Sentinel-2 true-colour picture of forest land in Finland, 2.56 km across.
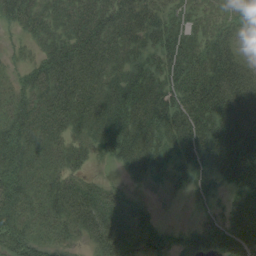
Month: August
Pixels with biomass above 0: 86%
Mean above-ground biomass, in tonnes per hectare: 49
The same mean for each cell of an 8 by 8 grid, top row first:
45 41 46 50 39 22 17 13
9 39 61 54 44 59 47 18
22 56 57 49 66 56 69 63
47 56 58 71 71 69 71 76
66 44 30 65 63 64 77 87
63 39 29 6 29 31 50 70
56 51 65 61 26 1 21 59
64 34 21 73 51 32 57 69
